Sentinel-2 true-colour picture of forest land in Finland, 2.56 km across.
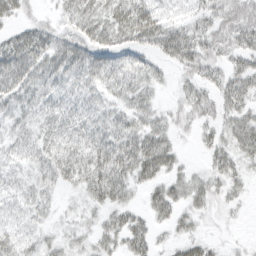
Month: March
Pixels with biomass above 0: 83%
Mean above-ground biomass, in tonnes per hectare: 31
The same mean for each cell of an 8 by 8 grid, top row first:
25 10 44 52 58 19 30 38
44 42 43 41 30 52 37 36
46 34 34 39 33 15 28 39
28 30 35 28 34 19 26 35
27 37 42 50 51 20 20 40
22 31 39 61 39 24 26 22
20 18 14 34 21 31 17 10
31 19 17 30 32 18 13 4
